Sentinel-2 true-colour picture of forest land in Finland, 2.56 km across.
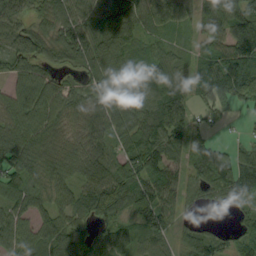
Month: September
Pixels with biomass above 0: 87%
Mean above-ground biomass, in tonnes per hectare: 77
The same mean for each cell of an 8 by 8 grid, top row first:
85 74 84 88 59 73 105 121
81 81 106 114 66 45 65 98
32 48 43 106 95 92 85 129
70 94 80 93 90 115 33 21
108 93 64 73 103 64 60 35
83 90 67 101 113 67 91 116
74 64 67 82 66 54 24 45
88 88 70 86 62 44 66 58
